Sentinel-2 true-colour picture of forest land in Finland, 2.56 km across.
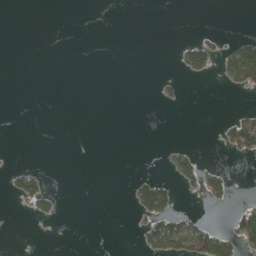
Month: April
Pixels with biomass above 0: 11%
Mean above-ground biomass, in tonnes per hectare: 13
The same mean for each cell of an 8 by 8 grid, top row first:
0 0 0 0 0 0 0 0
0 0 0 0 0 10 43 50
0 0 0 0 0 8 6 51
0 0 0 0 0 2 0 16
0 0 0 0 0 6 0 63
32 12 0 0 14 36 38 0
4 28 0 0 73 42 6 22
0 0 0 0 28 80 83 65
